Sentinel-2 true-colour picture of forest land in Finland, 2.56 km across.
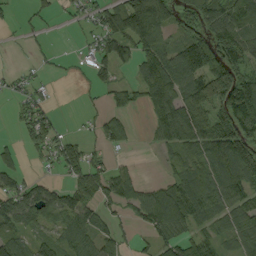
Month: September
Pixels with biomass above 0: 67%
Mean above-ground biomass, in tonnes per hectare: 69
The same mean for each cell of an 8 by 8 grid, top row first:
11 20 25 90 200 71 107 94
2 10 12 46 88 72 122 97
20 13 8 45 103 116 129 110
19 33 5 44 34 105 97 137
29 56 48 36 11 93 118 137
53 18 76 68 11 61 101 121
92 85 97 38 89 142 99 101
74 53 87 74 20 96 71 80
